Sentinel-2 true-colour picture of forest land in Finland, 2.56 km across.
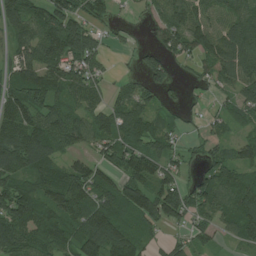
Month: July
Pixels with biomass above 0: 80%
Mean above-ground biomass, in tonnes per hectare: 79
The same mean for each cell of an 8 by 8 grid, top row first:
99 102 76 27 16 76 66 91
62 110 137 20 33 69 108 134
79 92 84 25 50 30 39 89
109 90 73 80 76 31 24 61
121 109 67 78 87 39 39 60
91 105 99 79 105 57 70 73
131 106 114 115 137 113 84 109
106 91 112 130 55 28 45 61
